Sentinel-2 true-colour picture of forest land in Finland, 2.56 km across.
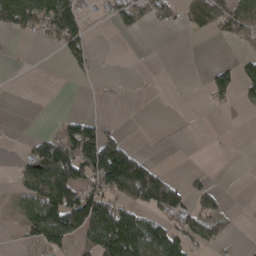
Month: April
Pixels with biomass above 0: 38%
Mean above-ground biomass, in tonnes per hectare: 57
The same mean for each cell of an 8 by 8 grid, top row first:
124 116 62 36 57 43 96 95
0 10 57 1 0 0 0 14
0 0 8 5 1 0 42 76
0 1 13 0 0 2 6 10
5 96 186 111 3 4 2 1
40 161 118 197 167 27 18 0
42 158 180 136 91 119 60 4
13 127 78 241 209 106 68 3
